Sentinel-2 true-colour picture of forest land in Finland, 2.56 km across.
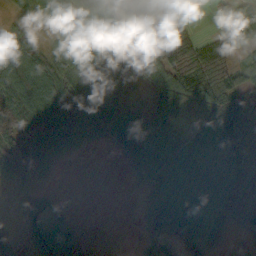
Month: October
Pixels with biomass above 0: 84%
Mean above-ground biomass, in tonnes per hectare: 68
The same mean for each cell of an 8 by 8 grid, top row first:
21 52 63 77 98 77 13 124
103 45 66 76 112 90 66 59
137 121 79 96 45 80 96 53
182 163 107 80 39 59 77 129
89 92 25 27 75 62 74 92
45 17 1 0 47 89 91 82
11 22 0 0 33 114 75 59
24 61 19 1 45 197 86 11
